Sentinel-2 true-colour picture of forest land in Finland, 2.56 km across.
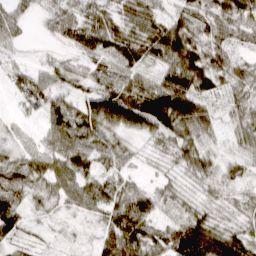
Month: March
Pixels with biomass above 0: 79%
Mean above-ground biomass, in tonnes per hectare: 47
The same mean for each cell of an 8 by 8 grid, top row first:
0 0 0 9 69 50 54 62
1 1 1 6 19 78 67 35
32 43 30 51 43 85 68 58
20 50 58 113 126 126 53 48
30 42 78 54 20 49 28 32
56 60 65 46 17 23 36 26
59 28 41 71 80 26 33 30
42 14 13 87 74 84 109 74
